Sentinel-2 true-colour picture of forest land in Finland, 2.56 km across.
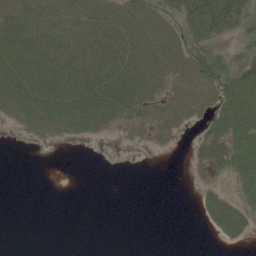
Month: June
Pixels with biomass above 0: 53%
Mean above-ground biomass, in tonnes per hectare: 27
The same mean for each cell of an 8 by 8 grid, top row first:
41 39 43 47 54 33 96 45
35 46 51 56 54 50 25 8
46 45 44 55 57 38 56 61
40 48 46 45 38 43 34 66
3 13 5 0 10 12 33 63
0 0 0 0 0 0 8 44
0 0 0 0 0 0 30 31
0 0 0 0 0 0 1 18
